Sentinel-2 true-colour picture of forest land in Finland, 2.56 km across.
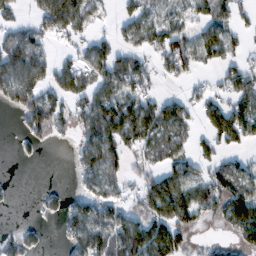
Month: February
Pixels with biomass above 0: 61%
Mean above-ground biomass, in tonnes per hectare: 64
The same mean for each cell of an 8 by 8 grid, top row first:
35 97 86 14 64 46 64 35
90 34 40 58 53 86 84 36
109 70 70 89 56 36 19 95
56 119 69 129 104 72 70 98
13 13 50 95 72 60 43 48
2 0 47 52 57 81 63 78
4 26 66 81 77 131 53 110
45 10 91 116 143 94 21 49
